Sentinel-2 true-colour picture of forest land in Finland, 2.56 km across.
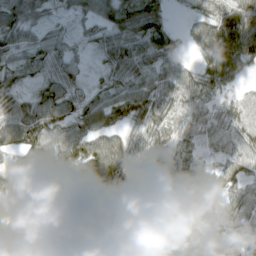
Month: April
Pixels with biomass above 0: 90%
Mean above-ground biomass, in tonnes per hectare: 49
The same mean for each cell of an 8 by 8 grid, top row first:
61 33 36 61 77 5 34 71
44 49 16 60 59 29 70 84
29 40 28 41 48 53 53 26
48 68 49 59 63 34 34 38
50 69 69 58 49 45 23 40
61 60 69 97 61 54 42 38
28 29 36 89 46 49 38 46
58 52 40 52 57 44 29 36
